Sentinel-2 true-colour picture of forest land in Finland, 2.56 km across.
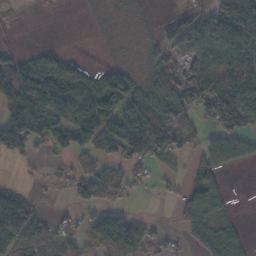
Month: November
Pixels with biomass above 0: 58%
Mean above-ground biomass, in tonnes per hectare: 57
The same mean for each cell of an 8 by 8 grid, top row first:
5 1 0 2 2 27 59 159
19 28 0 1 15 55 71 92
113 150 107 94 32 64 95 105
147 137 149 99 105 94 61 95
80 57 78 85 139 60 16 4
3 6 51 50 17 16 67 0
91 10 39 35 1 31 76 1
88 57 29 80 60 11 73 38
